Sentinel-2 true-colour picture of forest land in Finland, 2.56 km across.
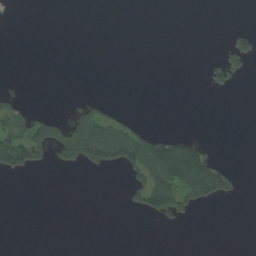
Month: August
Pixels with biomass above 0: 16%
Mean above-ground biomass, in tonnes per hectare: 22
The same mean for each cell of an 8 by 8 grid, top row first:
0 0 0 0 0 0 0 0
0 0 0 0 0 0 0 53
0 0 0 0 0 0 25 16
80 27 37 27 1 0 0 0
127 114 87 156 106 78 22 0
18 0 1 2 63 116 108 13
0 0 0 0 52 66 13 0
0 0 0 0 0 0 0 0
